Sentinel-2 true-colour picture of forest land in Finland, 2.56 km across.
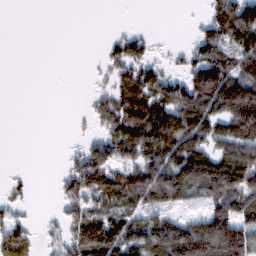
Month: February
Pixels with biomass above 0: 58%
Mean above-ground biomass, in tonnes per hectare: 68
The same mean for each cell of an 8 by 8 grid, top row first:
0 0 0 0 0 0 50 145
0 0 0 39 45 14 116 120
0 0 0 46 76 49 181 136
0 0 6 106 127 111 114 184
0 0 21 89 111 125 88 127
11 1 99 99 100 116 160 151
30 3 76 79 71 35 69 109
87 23 115 119 111 158 197 141
